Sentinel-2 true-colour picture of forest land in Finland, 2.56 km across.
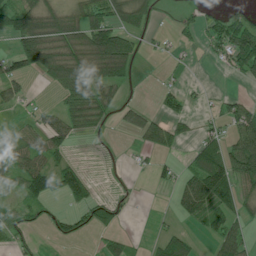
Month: July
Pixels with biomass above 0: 51%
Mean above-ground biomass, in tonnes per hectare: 46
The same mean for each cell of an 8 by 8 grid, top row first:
96 110 73 67 52 10 22 35
60 130 93 148 11 18 23 127
57 48 94 75 2 7 2 21
13 29 68 29 37 26 12 51
56 70 8 0 32 37 45 86
55 86 58 2 4 23 113 80
31 21 46 48 1 21 72 56
26 12 23 30 10 59 21 67
